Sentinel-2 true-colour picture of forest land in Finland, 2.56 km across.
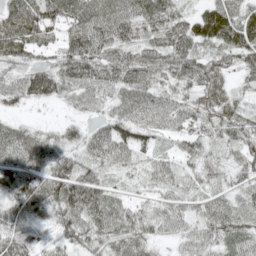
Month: May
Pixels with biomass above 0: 92%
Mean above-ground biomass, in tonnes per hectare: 68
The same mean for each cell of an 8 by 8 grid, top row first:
97 87 96 108 85 71 112 88
104 66 102 85 66 86 60 107
58 96 84 80 75 75 79 34
21 2 28 44 75 66 70 46
80 63 54 101 56 42 47 58
93 88 83 34 36 38 43 40
68 67 96 68 37 53 69 56
77 44 69 80 68 34 64 66
